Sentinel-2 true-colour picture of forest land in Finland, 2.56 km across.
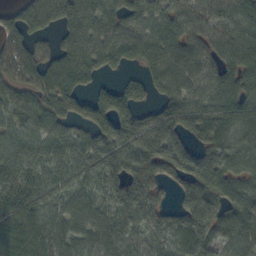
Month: October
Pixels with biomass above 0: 88%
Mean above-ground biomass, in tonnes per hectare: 73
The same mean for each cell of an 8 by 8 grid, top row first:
63 79 96 75 78 74 61 71
78 35 73 85 79 78 65 81
65 66 86 33 62 89 68 87
66 76 77 116 46 94 83 88
71 73 74 91 93 85 69 68
72 88 77 77 97 83 96 50
71 64 61 63 76 50 81 78
57 66 64 58 49 73 71 68
